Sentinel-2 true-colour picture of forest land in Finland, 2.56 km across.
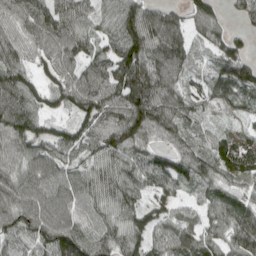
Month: April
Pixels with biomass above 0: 93%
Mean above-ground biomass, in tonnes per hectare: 89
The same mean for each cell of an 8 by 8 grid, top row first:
101 121 88 75 105 41 95 28
93 98 78 81 129 105 55 63
108 60 111 125 133 87 56 110
123 53 86 112 136 94 32 30
103 95 98 112 80 72 56 58
104 105 78 102 88 95 72 83
129 121 86 87 75 58 58 98
79 123 130 98 78 94 76 115
